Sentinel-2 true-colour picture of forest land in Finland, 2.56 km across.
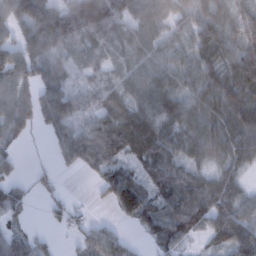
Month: February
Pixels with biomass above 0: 82%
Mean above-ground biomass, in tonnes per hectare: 67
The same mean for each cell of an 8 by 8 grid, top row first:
88 116 137 107 83 63 82 70
78 82 64 68 70 50 82 96
83 62 26 49 78 64 78 99
78 78 49 83 81 85 87 95
19 15 94 101 96 65 77 86
32 19 11 84 68 78 51 36
52 24 15 38 100 82 97 67
57 17 32 65 27 59 35 91
